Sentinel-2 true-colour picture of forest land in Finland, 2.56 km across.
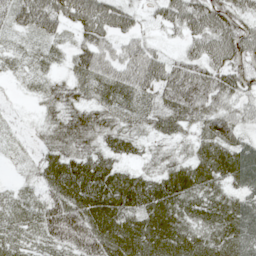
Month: May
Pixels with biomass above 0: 90%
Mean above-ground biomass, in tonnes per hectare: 52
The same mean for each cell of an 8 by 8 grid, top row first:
47 72 61 66 24 55 76 51
17 20 44 40 46 15 60 79
12 24 43 61 70 78 71 67
7 31 52 50 45 53 59 45
12 37 51 39 25 25 62 55
8 48 79 69 41 64 68 69
20 58 75 79 71 70 63 67
22 39 81 81 83 78 57 75
